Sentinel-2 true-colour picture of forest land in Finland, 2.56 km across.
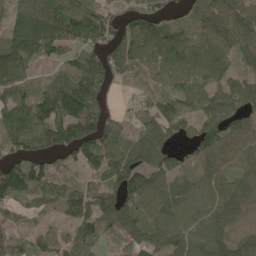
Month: May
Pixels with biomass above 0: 85%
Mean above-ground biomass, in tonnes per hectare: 86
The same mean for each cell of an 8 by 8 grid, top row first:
61 120 108 78 94 38 78 105
97 97 90 96 85 95 83 90
88 38 108 70 56 70 77 59
108 121 139 40 74 79 79 85
76 89 149 77 93 69 116 95
141 95 53 86 100 68 71 88
83 54 99 116 92 65 78 78
88 72 109 35 88 84 99 70
